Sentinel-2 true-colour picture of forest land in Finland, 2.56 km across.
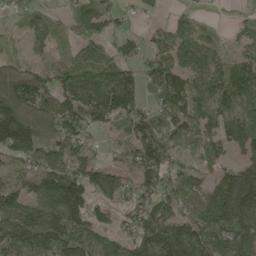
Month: May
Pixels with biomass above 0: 84%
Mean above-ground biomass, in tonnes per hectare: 105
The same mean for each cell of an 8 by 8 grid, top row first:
49 38 81 73 28 33 13 25
21 52 65 64 52 111 73 63
88 86 129 167 94 115 120 124
160 105 125 164 101 116 108 88
187 87 82 31 149 122 89 103
70 127 132 93 127 94 57 130
108 117 170 75 118 127 152 191
146 144 143 92 182 225 167 142
